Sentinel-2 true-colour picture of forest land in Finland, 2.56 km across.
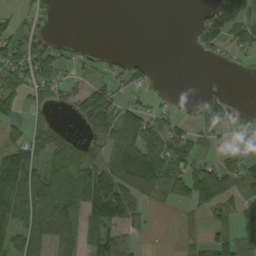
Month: September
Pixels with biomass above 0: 54%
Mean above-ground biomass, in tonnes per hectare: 48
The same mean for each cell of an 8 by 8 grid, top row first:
19 19 0 0 0 0 57 94
59 52 11 2 0 0 43 46
54 64 18 38 22 0 1 1
18 23 47 69 52 20 42 5
59 62 48 57 106 71 21 12
133 90 94 104 92 85 102 79
112 113 77 147 33 29 72 35
70 90 61 62 13 10 44 40
